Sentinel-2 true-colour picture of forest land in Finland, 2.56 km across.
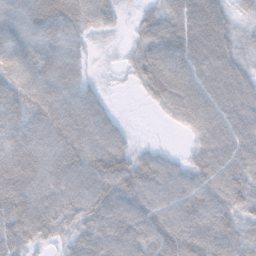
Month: November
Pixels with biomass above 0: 91%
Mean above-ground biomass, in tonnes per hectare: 63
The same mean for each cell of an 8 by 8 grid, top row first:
69 87 63 30 37 69 85 23
70 70 33 7 56 78 84 41
73 79 49 6 55 77 71 60
60 80 76 25 3 51 76 66
56 63 83 75 13 3 70 67
63 68 79 97 82 59 69 66
94 81 70 90 88 74 77 52
80 47 66 89 86 89 78 58
